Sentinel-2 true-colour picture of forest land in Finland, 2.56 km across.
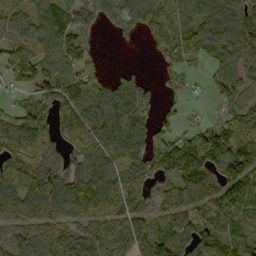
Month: September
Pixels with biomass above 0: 82%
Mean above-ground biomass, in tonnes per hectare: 73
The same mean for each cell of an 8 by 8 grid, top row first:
51 82 77 53 81 95 97 97
69 70 67 3 9 71 71 106
52 96 80 39 28 22 23 52
56 67 95 105 60 35 11 58
84 71 83 88 77 93 121 82
98 107 97 95 59 78 76 109
85 110 82 63 48 66 64 93
77 85 82 70 86 77 85 77
